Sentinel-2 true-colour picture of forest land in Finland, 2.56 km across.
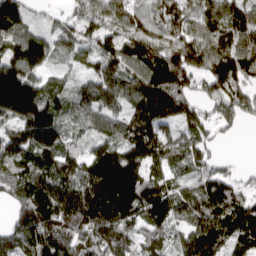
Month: April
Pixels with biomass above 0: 91%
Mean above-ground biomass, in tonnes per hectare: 132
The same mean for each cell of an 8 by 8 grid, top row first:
182 33 102 134 105 139 136 130
130 112 76 141 164 186 168 151
226 71 58 126 164 183 127 146
179 153 88 103 144 136 89 126
130 166 60 124 149 124 99 3
114 155 141 218 160 63 119 50
89 185 188 204 158 112 157 161
143 178 132 165 116 81 194 124
